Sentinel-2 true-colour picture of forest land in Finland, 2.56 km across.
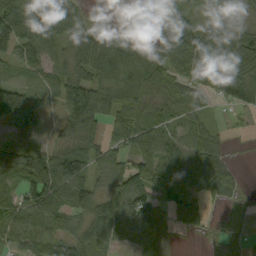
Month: September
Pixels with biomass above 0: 81%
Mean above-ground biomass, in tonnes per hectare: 67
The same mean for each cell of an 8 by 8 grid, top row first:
124 88 53 9 10 81 55 34
85 59 83 114 78 118 127 71
27 45 79 114 105 60 64 14
133 29 120 80 61 51 24 10
67 30 69 48 85 69 79 3
71 128 91 64 85 80 81 21
81 107 75 97 123 66 33 17
68 92 81 61 76 18 13 27
